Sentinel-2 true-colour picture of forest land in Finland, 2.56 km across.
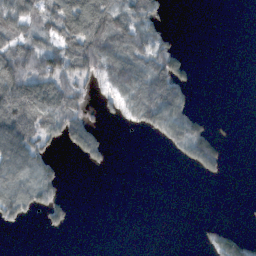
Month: November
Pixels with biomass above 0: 41%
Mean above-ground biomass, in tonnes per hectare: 50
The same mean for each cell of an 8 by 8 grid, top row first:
90 80 166 125 98 0 0 0
86 83 139 107 94 51 0 0
125 115 64 88 103 131 0 0
140 110 68 27 99 129 12 0
142 54 112 15 1 80 108 0
90 68 0 0 0 0 26 0
71 65 0 0 0 0 0 0
0 1 0 0 0 0 15 34
